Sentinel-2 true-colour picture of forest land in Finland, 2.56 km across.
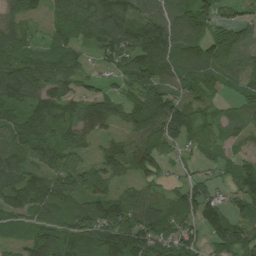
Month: August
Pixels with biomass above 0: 87%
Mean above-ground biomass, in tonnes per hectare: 82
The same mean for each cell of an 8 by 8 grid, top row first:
61 40 101 138 73 79 89 55
99 65 55 100 137 105 91 85
147 102 55 33 103 92 79 68
67 92 80 69 93 136 72 43
74 87 65 46 83 55 59 38
87 81 77 62 70 23 28 90
73 87 79 122 97 69 115 63
33 103 118 137 124 110 63 117
